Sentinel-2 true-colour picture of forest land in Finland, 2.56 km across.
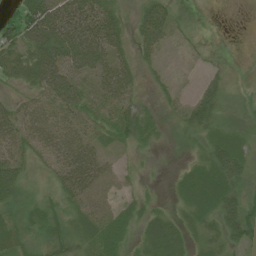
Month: July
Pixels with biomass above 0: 72%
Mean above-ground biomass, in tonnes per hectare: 35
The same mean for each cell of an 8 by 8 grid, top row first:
36 82 70 34 44 20 0 0
62 85 90 47 39 8 3 1
41 75 46 55 14 6 23 5
36 46 49 42 29 19 48 11
45 48 58 17 18 8 31 30
52 16 78 29 5 14 56 47
28 27 35 32 18 13 51 55
25 35 30 50 34 40 28 41
